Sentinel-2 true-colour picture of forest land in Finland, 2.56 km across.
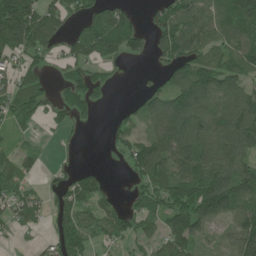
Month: June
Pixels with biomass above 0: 69%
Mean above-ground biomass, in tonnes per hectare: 85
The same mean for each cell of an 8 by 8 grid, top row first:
241 130 49 84 32 125 98 116
135 86 57 83 61 118 70 94
61 30 76 24 15 100 144 87
85 38 46 10 72 153 122 146
29 7 8 28 103 225 141 135
65 19 69 4 103 181 161 115
64 44 105 42 71 103 200 118
17 29 90 47 69 95 42 134
